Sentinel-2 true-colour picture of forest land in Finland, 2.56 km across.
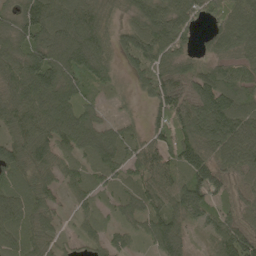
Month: May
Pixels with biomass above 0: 91%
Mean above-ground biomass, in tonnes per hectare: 75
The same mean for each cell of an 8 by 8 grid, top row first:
67 101 95 48 80 101 69 104
68 92 113 61 103 75 33 71
102 120 70 42 55 76 90 65
76 101 71 15 28 110 134 103
76 75 84 83 67 106 91 125
64 57 54 56 69 83 132 49
90 57 36 32 64 74 80 48
68 50 36 43 40 90 40 108
